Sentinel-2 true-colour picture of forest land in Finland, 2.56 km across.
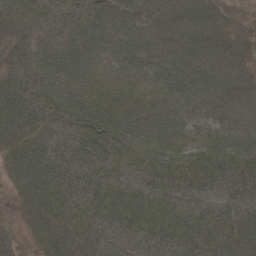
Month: May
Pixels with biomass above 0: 97%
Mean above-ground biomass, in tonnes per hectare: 56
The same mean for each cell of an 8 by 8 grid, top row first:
63 58 58 68 68 62 45 27
44 57 62 62 72 68 51 37
53 69 59 40 48 74 73 52
67 63 73 65 53 64 48 62
52 56 63 67 61 57 57 63
39 70 59 52 54 56 55 51
21 63 53 72 66 59 46 41
19 51 59 47 54 67 50 55
